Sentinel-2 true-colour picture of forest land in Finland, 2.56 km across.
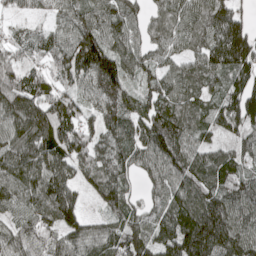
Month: May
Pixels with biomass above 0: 94%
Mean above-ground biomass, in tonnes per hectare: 105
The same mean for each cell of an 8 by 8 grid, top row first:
31 43 88 106 63 96 122 67
64 70 142 114 86 66 111 171
116 92 80 177 80 88 88 121
151 155 84 129 100 127 95 173
123 142 118 105 99 130 60 68
113 147 62 117 53 103 126 101
73 126 84 53 66 130 170 134
77 66 90 97 112 162 182 158
